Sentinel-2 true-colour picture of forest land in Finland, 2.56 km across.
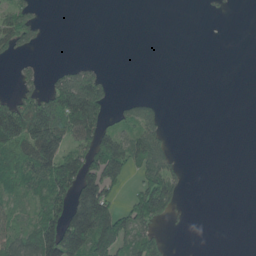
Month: June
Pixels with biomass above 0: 38%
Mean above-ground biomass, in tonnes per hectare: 54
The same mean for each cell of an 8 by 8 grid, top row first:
82 4 0 0 0 0 3 0
55 4 0 0 0 0 0 0
27 32 105 20 0 0 0 0
144 186 198 41 73 0 0 0
125 152 83 97 109 11 0 0
121 147 167 103 75 52 0 0
41 103 148 89 155 45 0 0
78 156 154 162 93 1 0 0
